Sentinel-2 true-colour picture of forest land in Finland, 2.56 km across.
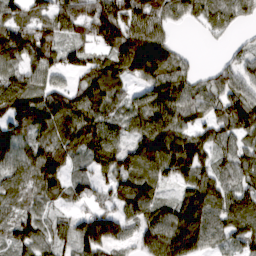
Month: March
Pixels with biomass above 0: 87%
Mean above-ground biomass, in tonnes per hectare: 92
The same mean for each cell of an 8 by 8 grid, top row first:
88 106 133 164 109 56 67 52
176 156 86 107 166 42 4 27
87 72 53 109 96 105 57 69
114 126 116 71 105 112 68 102
94 105 97 99 111 129 84 69
80 144 39 78 109 93 74 74
69 41 36 68 107 86 106 97
88 66 137 121 75 130 81 72
